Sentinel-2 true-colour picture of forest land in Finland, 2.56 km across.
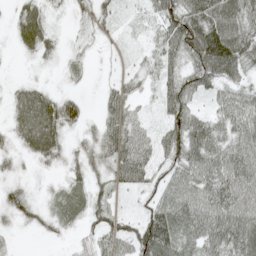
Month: May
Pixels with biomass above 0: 81%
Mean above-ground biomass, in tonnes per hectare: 47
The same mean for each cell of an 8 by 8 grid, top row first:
49 29 19 23 17 86 101 71
42 30 14 8 14 72 131 87
16 7 14 15 24 51 60 39
44 73 41 54 14 65 29 65
30 67 22 68 54 80 75 53
18 9 28 49 58 53 64 70
42 20 21 32 28 81 72 75
5 9 24 50 91 80 69 83
